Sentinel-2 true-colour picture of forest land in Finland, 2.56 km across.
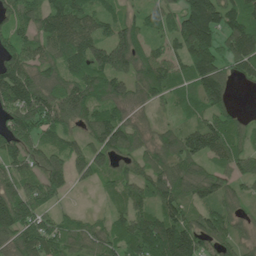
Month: June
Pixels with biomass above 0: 86%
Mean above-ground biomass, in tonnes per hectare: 88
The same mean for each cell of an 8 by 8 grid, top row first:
84 118 104 62 53 86 180 94
88 88 125 139 70 78 151 105
132 80 100 116 105 71 134 41
124 114 91 94 38 37 78 23
99 62 56 123 59 86 125 58
78 103 47 61 75 102 82 68
141 58 12 38 86 97 71 44
94 118 74 71 143 174 82 55
